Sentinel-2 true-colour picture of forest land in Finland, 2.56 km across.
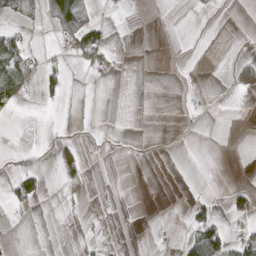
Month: April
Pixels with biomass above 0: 13%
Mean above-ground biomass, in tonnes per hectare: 12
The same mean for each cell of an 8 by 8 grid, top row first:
19 20 42 2 0 0 1 0
51 3 58 15 0 0 0 3
72 36 1 4 0 0 0 51
7 0 0 0 0 0 0 0
1 3 28 2 1 0 0 0
43 16 35 0 0 0 0 0
11 0 7 2 0 1 29 32
1 0 7 4 1 6 90 33
